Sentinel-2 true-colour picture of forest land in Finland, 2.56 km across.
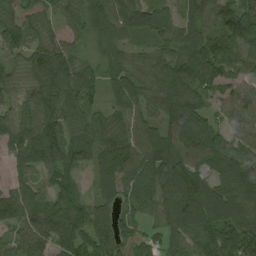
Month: August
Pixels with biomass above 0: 92%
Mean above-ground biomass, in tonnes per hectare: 83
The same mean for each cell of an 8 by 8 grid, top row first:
62 34 68 87 88 46 69 82
65 88 35 65 42 84 102 87
52 129 99 59 91 123 87 59
56 100 86 53 67 110 65 84
86 160 78 102 107 117 126 77
42 48 41 83 107 115 80 118
99 74 70 60 56 139 115 103
53 71 75 85 67 68 120 125
